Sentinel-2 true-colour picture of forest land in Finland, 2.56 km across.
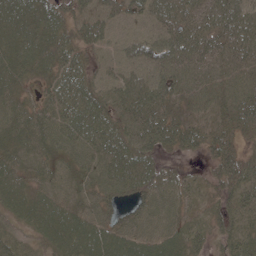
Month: May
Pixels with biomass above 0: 89%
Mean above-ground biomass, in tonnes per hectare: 37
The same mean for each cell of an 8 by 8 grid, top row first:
32 34 32 31 33 47 42 49
35 35 31 22 37 53 49 47
29 25 42 29 33 47 39 43
32 32 46 40 49 29 33 52
32 34 38 43 46 33 39 34
39 28 29 37 43 20 22 60
39 42 32 34 37 26 20 40
23 37 55 53 40 37 25 39
